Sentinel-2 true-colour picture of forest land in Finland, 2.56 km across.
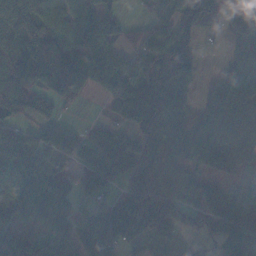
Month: November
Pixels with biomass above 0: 76%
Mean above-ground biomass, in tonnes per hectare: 68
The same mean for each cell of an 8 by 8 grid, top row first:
103 84 69 48 17 69 82 51
74 105 65 64 56 70 3 43
115 100 78 84 79 80 18 73
67 41 7 34 106 91 61 96
89 70 46 64 54 73 71 92
101 63 30 45 122 68 32 36
70 59 29 69 141 137 55 35
50 42 94 112 73 63 32 107
